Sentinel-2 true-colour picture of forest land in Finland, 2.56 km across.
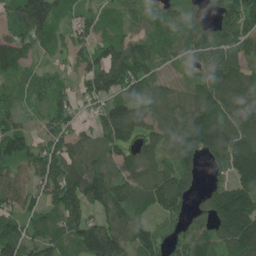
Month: June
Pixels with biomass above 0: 88%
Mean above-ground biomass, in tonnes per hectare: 110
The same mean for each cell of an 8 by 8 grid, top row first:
128 158 54 52 67 80 55 170
104 53 71 110 91 76 128 113
59 62 66 145 140 65 133 139
78 81 40 142 109 113 152 122
123 96 101 98 106 139 138 150
80 150 199 134 125 140 36 132
99 96 126 131 74 100 92 237
157 113 116 164 117 66 86 165
